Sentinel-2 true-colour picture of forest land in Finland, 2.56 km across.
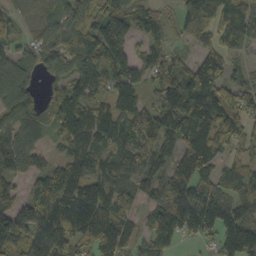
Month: October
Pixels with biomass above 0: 86%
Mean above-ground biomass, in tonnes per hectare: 96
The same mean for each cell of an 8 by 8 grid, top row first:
43 51 145 122 89 37 98 158
56 70 93 149 61 29 53 61
146 22 118 92 63 115 104 53
118 48 117 104 101 163 148 91
101 31 116 104 124 99 160 70
75 89 108 121 94 99 91 104
106 134 153 118 46 136 141 101
111 117 77 110 62 61 40 138
